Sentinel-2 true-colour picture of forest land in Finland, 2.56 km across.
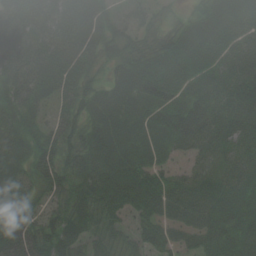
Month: August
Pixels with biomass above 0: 93%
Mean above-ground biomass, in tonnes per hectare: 57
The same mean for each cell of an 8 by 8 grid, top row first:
64 64 69 39 33 21 65 78
63 61 67 44 48 76 73 59
60 64 58 41 72 77 63 64
59 31 51 61 58 79 65 68
55 55 48 71 51 53 49 44
52 69 60 73 66 33 38 47
65 37 56 54 57 59 62 62
75 69 54 42 43 40 51 65
